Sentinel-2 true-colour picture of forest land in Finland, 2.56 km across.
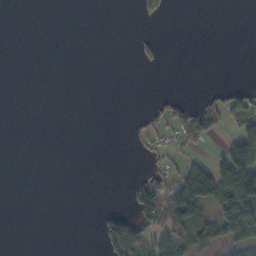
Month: October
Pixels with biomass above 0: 20%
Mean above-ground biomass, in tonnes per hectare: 26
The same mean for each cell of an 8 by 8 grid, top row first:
0 0 0 0 30 0 0 0
0 0 0 0 17 0 0 0
0 0 0 0 0 0 0 2
0 0 0 0 18 51 76 91
0 0 0 0 20 34 21 121
0 0 0 0 25 53 130 156
0 0 0 21 82 139 41 120
0 0 0 109 75 75 52 74
